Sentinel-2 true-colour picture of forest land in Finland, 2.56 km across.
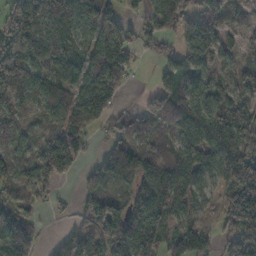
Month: November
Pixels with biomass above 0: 80%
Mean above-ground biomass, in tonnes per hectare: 103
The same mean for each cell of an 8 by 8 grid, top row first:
228 154 104 93 66 145 108 32
244 125 78 136 52 54 92 54
180 76 128 127 2 104 64 66
85 68 129 99 90 144 111 107
71 112 92 75 128 71 101 180
83 101 35 164 132 114 61 173
93 26 41 95 140 86 44 159
170 14 59 125 180 93 79 131
